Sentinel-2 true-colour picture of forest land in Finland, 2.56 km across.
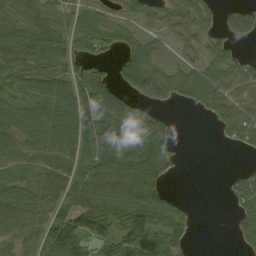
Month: September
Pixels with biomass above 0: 72%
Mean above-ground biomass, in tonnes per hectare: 63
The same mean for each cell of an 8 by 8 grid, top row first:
69 68 58 30 48 85 64 91
81 81 53 43 66 44 67 22
89 91 72 41 86 61 92 75
78 96 107 91 51 6 49 54
70 83 82 70 70 14 0 32
67 71 60 73 88 12 0 22
89 83 110 74 96 48 0 37
65 101 126 100 107 60 0 22
